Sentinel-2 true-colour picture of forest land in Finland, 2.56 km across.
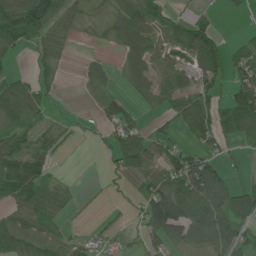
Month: June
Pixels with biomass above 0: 61%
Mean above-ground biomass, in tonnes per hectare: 48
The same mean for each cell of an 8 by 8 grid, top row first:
67 103 23 25 90 34 17 8
21 10 3 12 72 63 97 31
54 25 13 21 44 67 57 51
71 28 2 49 20 58 86 108
51 34 3 39 75 38 54 30
80 40 2 16 69 84 106 15
56 54 7 7 55 125 108 74
86 55 19 28 41 42 71 69
